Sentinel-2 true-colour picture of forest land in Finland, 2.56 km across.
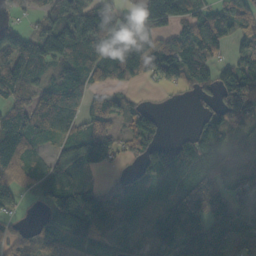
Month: October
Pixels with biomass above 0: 79%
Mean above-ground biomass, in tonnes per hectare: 81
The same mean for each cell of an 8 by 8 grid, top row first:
28 52 132 117 122 110 78 95
109 134 108 107 102 97 89 54
101 72 86 48 38 69 57 109
84 104 74 66 65 1 42 139
113 43 97 84 75 56 94 52
75 70 64 24 55 124 83 110
34 77 177 123 49 77 80 88
44 62 92 65 58 82 80 63
